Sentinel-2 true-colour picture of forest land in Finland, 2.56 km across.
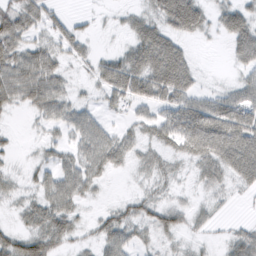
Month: February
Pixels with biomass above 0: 74%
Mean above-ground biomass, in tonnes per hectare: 36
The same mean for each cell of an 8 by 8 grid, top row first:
66 39 8 5 29 53 27 52
56 44 27 9 69 46 2 47
85 72 9 65 72 85 4 24
16 43 31 14 19 55 60 57
8 22 40 51 27 40 67 70
13 38 60 20 16 19 34 42
14 59 25 23 34 33 18 4
48 57 18 45 19 16 10 38
